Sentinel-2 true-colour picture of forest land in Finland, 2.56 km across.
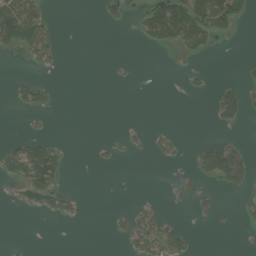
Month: July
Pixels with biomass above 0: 21%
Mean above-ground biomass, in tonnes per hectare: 26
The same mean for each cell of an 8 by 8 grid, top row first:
142 37 0 20 43 115 122 57
51 61 0 0 14 41 24 1
16 11 0 4 0 1 11 20
7 21 0 0 0 0 7 55
31 57 0 10 11 22 27 29
57 112 0 0 0 11 47 85
16 44 17 6 25 4 17 12
1 0 0 6 66 64 0 1
